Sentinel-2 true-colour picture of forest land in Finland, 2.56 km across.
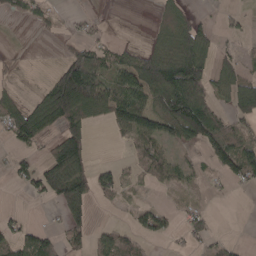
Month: April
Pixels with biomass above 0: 50%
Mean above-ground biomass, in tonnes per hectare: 52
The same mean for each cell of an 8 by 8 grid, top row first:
33 29 12 4 1 43 8 19
1 0 49 34 27 110 63 16
14 32 215 77 115 134 73 67
72 122 98 76 96 149 106 66
44 32 98 6 63 50 84 81
40 98 96 49 27 41 19 75
6 11 71 11 36 15 18 0
56 44 33 62 36 15 35 6
